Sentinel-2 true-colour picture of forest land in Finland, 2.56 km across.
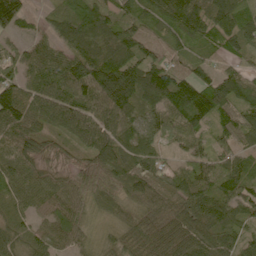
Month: June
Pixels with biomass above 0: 94%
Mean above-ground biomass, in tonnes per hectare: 89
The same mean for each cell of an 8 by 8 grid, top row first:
142 45 124 81 59 93 106 96
46 62 128 149 96 53 39 79
78 107 136 200 128 104 67 87
125 107 120 122 72 110 111 77
101 52 68 118 89 47 49 63
92 63 61 76 103 81 77 110
65 65 69 55 79 94 110 82
78 75 64 45 94 153 104 70
